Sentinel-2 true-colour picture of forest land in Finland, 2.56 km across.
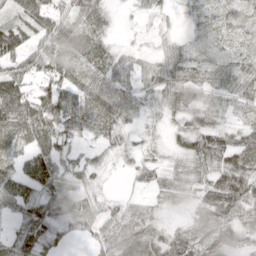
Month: May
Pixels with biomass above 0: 88%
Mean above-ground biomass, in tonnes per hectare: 52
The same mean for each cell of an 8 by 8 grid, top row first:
46 63 61 25 21 12 42 47
82 64 58 38 14 31 36 35
90 60 57 61 40 59 36 54
92 82 86 83 31 42 43 27
51 73 32 37 23 31 77 71
79 109 54 8 31 45 51 92
54 68 65 27 36 21 62 67
59 62 20 64 84 62 69 47
